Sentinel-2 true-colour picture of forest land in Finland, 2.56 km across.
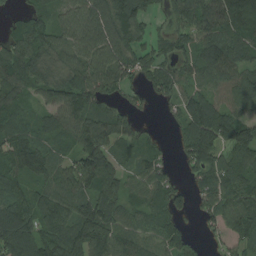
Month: August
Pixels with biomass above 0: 86%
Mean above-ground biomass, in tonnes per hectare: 100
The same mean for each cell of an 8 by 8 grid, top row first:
36 54 106 155 94 87 135 177
91 91 102 134 77 80 128 105
106 96 121 108 66 81 89 104
78 63 130 83 20 55 172 86
118 73 100 97 56 45 179 153
82 97 162 88 75 28 96 109
122 124 130 103 75 68 66 108
174 151 171 149 83 97 26 67
